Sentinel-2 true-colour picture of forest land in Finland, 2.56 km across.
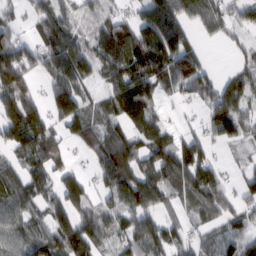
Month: February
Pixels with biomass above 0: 78%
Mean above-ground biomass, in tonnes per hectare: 84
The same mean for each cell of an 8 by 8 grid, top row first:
40 76 60 61 77 98 73 50
90 77 74 147 133 140 12 32
136 52 80 78 117 114 69 76
165 95 102 69 100 10 69 95
96 106 52 132 82 85 56 42
76 68 55 148 100 115 87 34
92 78 109 86 96 52 58 58
78 119 164 69 101 68 44 82
